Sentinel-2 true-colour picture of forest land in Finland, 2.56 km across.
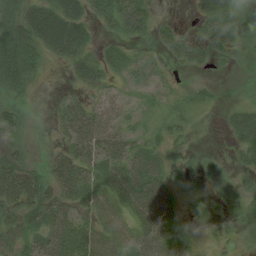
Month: August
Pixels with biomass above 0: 82%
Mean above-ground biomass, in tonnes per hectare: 39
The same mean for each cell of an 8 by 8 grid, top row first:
64 80 58 76 71 6 57 23
92 68 60 30 17 46 45 24
66 6 33 27 37 9 11 14
33 6 49 30 14 20 6 31
17 5 51 51 40 25 3 38
82 43 50 58 70 25 22 28
66 60 30 38 71 33 9 28
55 51 65 52 68 52 7 11
